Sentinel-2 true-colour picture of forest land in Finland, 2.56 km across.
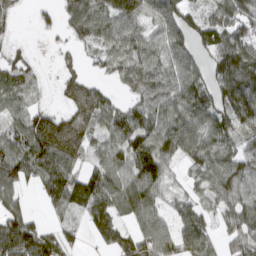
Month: March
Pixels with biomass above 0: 79%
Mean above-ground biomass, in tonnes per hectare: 71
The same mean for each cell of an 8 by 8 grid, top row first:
23 17 108 93 75 103 52 90
20 4 28 67 77 77 78 103
63 6 35 28 81 82 68 144
50 36 60 61 78 90 87 120
85 115 68 74 100 113 78 63
102 104 68 86 138 22 66 92
53 31 76 82 92 48 35 77
154 74 27 52 74 71 52 58
